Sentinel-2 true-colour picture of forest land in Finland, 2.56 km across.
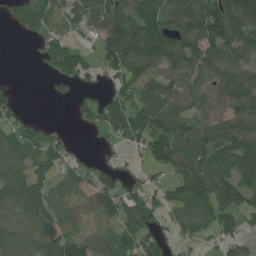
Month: June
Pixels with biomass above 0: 73%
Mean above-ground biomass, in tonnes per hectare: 96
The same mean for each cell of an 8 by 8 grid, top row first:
74 102 96 135 183 126 164 174
0 76 46 151 171 134 137 114
6 26 63 73 124 111 97 130
55 0 38 118 153 140 93 107
106 97 10 36 111 178 145 104
92 83 87 87 47 104 147 94
78 114 70 90 131 87 108 101
104 119 77 76 103 56 40 65
